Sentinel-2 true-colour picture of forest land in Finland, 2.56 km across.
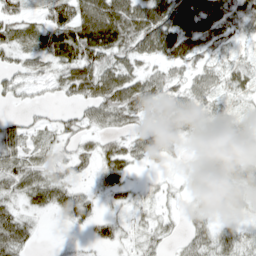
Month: April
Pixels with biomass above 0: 77%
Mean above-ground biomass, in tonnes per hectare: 37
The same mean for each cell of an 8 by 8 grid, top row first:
30 36 63 86 71 88 86 49
40 45 88 73 51 67 42 19
33 30 62 53 48 27 39 34
11 11 27 55 39 48 32 19
32 23 27 27 33 25 26 38
49 38 17 36 8 7 37 43
31 33 49 19 18 9 24 16
69 1 5 25 24 15 40 34
